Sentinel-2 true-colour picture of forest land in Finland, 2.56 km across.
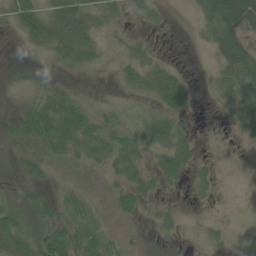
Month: June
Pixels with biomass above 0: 65%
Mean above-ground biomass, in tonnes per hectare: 33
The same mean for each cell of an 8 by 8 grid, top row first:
52 48 60 23 18 1 49 104
3 44 62 8 21 0 19 88
2 30 6 5 46 56 8 83
16 51 54 22 21 57 1 51
25 67 67 63 51 63 5 7
15 24 9 31 39 40 25 1
31 19 43 26 25 14 7 2
72 68 70 36 7 7 19 7
